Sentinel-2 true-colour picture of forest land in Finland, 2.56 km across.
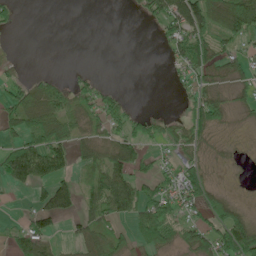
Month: June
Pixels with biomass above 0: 54%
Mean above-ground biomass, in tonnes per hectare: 41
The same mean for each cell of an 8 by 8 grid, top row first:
17 0 0 0 21 109 120 163
2 0 0 0 0 38 64 26
26 33 19 2 0 11 34 38
56 85 46 51 10 6 82 18
47 90 45 52 36 40 25 5
83 65 20 93 38 41 31 3
2 76 40 79 77 43 49 36
31 53 37 59 47 42 71 109
